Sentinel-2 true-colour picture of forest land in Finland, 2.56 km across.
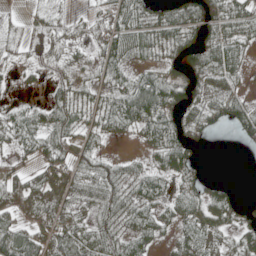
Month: May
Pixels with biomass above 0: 75%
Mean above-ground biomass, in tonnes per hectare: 36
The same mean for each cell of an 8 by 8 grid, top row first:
20 20 8 48 38 53 65 43
23 28 13 52 36 32 40 26
7 22 18 25 46 38 38 16
21 40 30 50 72 37 35 51
29 46 41 7 23 55 7 14
30 51 34 40 36 34 11 1
53 64 22 45 39 33 52 25
82 66 67 52 39 22 44 25
